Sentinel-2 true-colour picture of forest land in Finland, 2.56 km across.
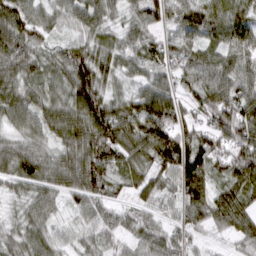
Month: March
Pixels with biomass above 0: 95%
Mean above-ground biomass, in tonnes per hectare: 77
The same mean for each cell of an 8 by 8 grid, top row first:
93 49 66 48 81 67 97 84
95 48 70 62 66 62 73 86
76 58 119 52 50 59 85 84
75 73 110 101 126 96 103 140
54 47 111 118 117 134 103 120
74 74 112 74 76 90 95 112
31 53 47 49 59 50 104 104
51 56 37 45 58 59 27 57
